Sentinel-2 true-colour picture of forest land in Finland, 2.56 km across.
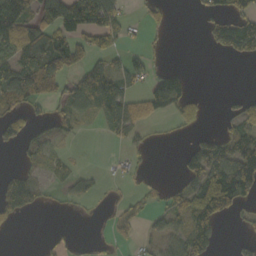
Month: October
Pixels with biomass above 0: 43%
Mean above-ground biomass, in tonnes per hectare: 39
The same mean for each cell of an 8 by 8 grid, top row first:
140 72 134 87 19 2 25 62
69 104 58 33 18 0 13 46
91 85 53 96 37 69 0 0
43 14 44 56 39 35 6 38
28 27 4 7 14 3 75 69
23 19 28 5 6 11 81 109
38 4 4 11 22 49 83 33
0 9 6 13 15 46 60 13
